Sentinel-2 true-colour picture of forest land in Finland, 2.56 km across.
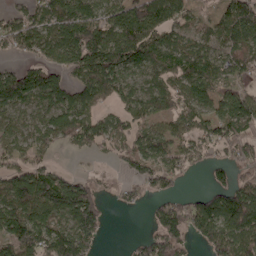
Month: April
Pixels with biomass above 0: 75%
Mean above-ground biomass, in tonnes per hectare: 81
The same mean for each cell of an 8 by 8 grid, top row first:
56 88 131 94 119 90 32 132
52 74 134 122 109 73 69 100
95 84 72 112 77 74 81 53
63 78 88 46 73 83 74 137
66 57 57 53 64 72 79 87
91 92 33 10 64 51 25 33
114 112 158 11 20 77 121 167
140 119 116 1 37 78 91 141
